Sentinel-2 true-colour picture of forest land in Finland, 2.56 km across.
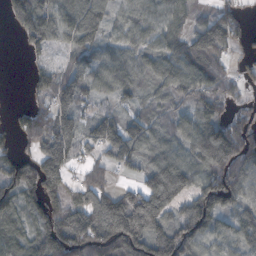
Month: October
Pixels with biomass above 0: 81%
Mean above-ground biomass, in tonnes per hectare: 90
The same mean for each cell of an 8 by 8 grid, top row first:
46 82 132 60 80 71 48 39
5 42 107 48 74 81 135 37
0 69 104 72 58 96 100 47
22 81 88 43 47 55 81 30
45 124 70 101 94 75 166 152
97 152 37 45 82 153 127 124
78 104 121 194 232 92 151 82
64 117 132 185 145 152 83 83
